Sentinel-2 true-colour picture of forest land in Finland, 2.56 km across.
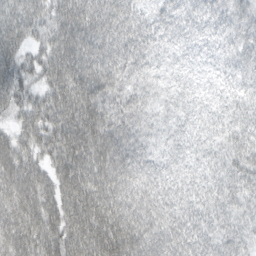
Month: March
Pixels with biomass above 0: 98%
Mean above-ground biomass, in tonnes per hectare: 72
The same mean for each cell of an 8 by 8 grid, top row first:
88 62 83 87 52 56 60 50
68 64 93 89 72 42 35 47
77 59 87 102 58 38 29 41
54 78 105 96 65 48 44 50
65 69 97 104 70 55 54 61
92 59 93 101 83 65 58 72
94 70 100 95 91 74 70 63
94 77 84 115 91 83 73 64
